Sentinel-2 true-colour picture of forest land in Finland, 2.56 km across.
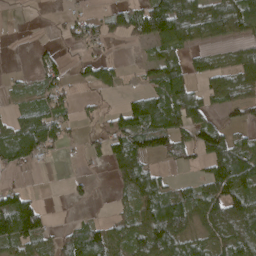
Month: April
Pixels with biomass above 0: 59%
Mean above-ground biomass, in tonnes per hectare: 60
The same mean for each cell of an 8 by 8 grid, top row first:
0 4 45 53 112 127 76 91
0 21 35 9 24 78 29 40
14 70 24 39 26 83 59 83
36 80 20 41 122 123 52 57
96 82 19 74 86 66 117 70
17 0 13 40 100 14 70 109
112 19 6 15 74 114 92 84
83 44 109 81 90 102 60 85
